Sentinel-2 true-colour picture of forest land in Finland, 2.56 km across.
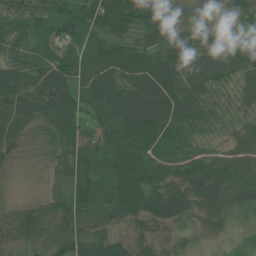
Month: July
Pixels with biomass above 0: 95%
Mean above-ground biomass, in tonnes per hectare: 64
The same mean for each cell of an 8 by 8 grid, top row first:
60 73 88 117 99 51 22 44
58 49 62 87 70 81 60 65
87 90 92 87 91 84 81 50
92 79 70 95 100 81 68 45
46 52 71 75 79 54 39 54
12 18 75 62 85 62 85 67
41 46 56 59 68 72 56 52
52 57 74 54 35 24 20 18
